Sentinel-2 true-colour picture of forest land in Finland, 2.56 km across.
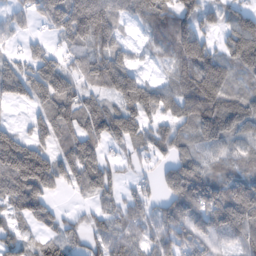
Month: February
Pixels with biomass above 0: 82%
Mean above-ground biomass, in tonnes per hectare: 85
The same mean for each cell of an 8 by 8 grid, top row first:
38 78 185 116 70 91 45 87
15 32 83 95 25 103 80 136
110 151 76 124 65 73 146 61
6 93 110 101 109 76 132 115
150 79 124 55 62 77 85 77
176 141 101 45 25 95 83 81
79 61 16 47 49 97 121 156
65 57 39 76 53 75 81 79
